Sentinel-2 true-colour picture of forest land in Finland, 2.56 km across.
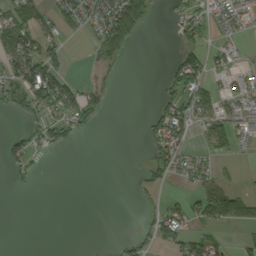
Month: September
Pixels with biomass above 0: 36%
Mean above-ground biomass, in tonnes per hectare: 28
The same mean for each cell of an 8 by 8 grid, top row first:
54 32 41 84 49 12 33 44
79 41 1 45 0 22 29 17
50 93 16 4 0 53 47 42
14 29 65 3 5 67 57 42
30 31 7 0 14 62 49 31
14 1 0 0 16 19 36 9
0 0 0 0 11 34 80 84
0 0 0 2 14 48 45 14
